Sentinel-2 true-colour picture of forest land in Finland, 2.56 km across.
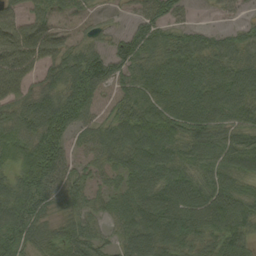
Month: September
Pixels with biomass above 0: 88%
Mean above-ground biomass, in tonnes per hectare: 66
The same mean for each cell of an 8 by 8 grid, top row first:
50 63 35 18 53 36 6 16
84 74 52 51 77 62 56 60
69 46 107 66 71 80 88 76
61 95 87 38 77 81 82 70
83 102 30 75 90 71 84 69
59 90 43 43 77 74 68 65
78 46 48 49 85 95 98 73
72 59 87 37 78 77 61 67
